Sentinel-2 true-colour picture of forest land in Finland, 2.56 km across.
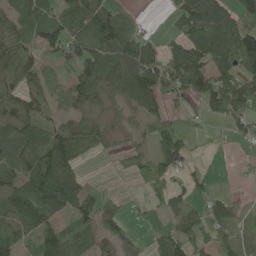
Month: May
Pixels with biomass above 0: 72%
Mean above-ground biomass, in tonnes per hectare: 63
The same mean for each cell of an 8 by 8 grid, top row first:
81 80 93 88 10 53 121 99
68 70 75 94 81 66 99 126
68 40 70 71 122 80 97 97
78 39 55 30 66 26 42 75
74 94 78 25 24 88 10 16
89 133 53 3 32 37 23 6
118 112 65 33 11 48 47 19
87 73 57 52 16 83 40 44
